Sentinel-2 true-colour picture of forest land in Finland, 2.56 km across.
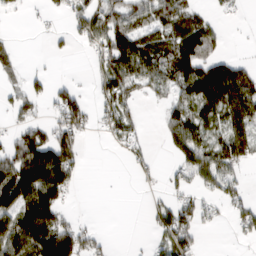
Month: March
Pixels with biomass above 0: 54%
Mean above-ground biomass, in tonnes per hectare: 62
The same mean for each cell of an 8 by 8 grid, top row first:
6 18 58 90 84 99 32 11
22 13 19 119 101 107 59 3
20 32 6 87 73 86 146 116
57 29 86 73 9 66 85 118
85 119 57 19 28 71 81 106
159 150 28 0 15 36 70 40
121 134 7 0 14 88 34 54
125 157 99 16 5 99 2 16
